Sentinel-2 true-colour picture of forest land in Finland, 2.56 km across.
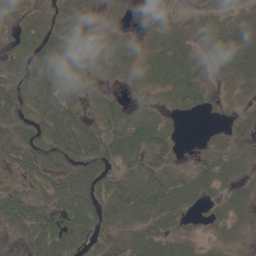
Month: May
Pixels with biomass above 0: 70%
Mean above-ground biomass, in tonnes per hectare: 26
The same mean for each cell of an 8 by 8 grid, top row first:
14 14 7 3 0 1 23 26
19 36 3 21 15 45 38 57
22 50 11 3 21 48 14 26
39 50 25 19 12 10 6 9
32 26 55 46 46 12 5 14
19 29 41 26 43 27 29 16
47 35 60 31 53 39 10 29
6 54 48 17 39 29 13 13
